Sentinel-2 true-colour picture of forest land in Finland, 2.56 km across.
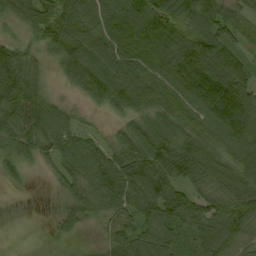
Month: September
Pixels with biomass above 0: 91%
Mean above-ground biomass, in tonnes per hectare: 78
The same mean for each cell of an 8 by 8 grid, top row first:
58 73 92 90 121 80 103 56
49 54 101 104 106 134 122 48
95 23 83 103 93 121 142 108
100 82 21 37 84 94 94 174
73 65 70 50 104 102 84 104
25 18 83 101 107 94 89 85
0 8 62 69 85 84 72 101
3 12 14 55 97 80 95 79
